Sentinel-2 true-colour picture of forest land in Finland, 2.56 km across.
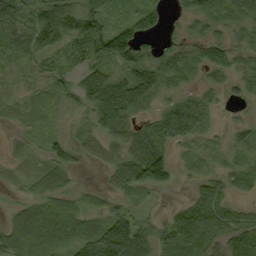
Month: September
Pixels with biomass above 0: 82%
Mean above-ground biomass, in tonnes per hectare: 52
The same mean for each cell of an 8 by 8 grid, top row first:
60 77 85 28 46 14 66 69
53 64 44 106 50 47 65 46
12 25 46 84 84 44 21 41
18 20 27 123 32 59 30 7
11 32 32 54 66 34 27 37
14 61 9 35 106 36 37 38
29 71 48 33 14 31 93 31
93 98 74 148 83 89 71 81
